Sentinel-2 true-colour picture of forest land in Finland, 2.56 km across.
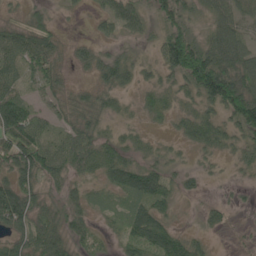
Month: May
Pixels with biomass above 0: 75%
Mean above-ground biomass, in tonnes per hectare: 40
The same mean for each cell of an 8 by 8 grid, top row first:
9 22 6 46 30 59 40 43
58 52 17 17 7 99 71 70
36 41 7 42 15 39 122 91
95 26 48 27 17 21 29 89
87 49 63 38 14 12 36 30
64 47 29 50 61 21 9 7
103 39 32 15 45 17 18 8
49 74 26 11 59 42 13 4
